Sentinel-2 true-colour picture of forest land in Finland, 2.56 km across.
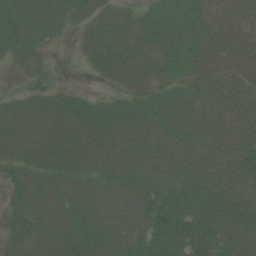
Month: July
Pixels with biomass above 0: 92%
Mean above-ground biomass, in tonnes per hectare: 52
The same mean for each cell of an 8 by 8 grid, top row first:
65 47 41 68 50 64 77 76
62 27 25 95 99 78 79 70
15 19 1 38 60 42 50 48
48 41 52 42 44 43 53 65
43 42 55 52 40 41 50 56
41 36 38 42 42 48 71 70
57 44 42 39 52 66 58 60
56 56 60 52 62 69 63 47
